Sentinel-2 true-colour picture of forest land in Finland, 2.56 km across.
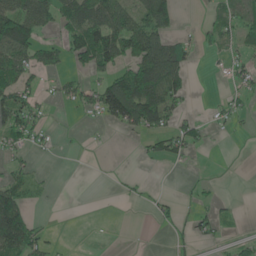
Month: June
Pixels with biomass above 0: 39%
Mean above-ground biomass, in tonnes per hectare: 37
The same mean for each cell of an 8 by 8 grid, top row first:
105 58 73 94 84 23 16 57
99 41 78 91 98 60 20 29
70 12 24 75 140 69 1 29
87 12 23 97 127 43 8 23
35 12 2 1 14 41 14 2
36 5 0 3 3 1 3 0
112 7 0 0 5 17 18 4
119 29 0 0 0 12 14 19
